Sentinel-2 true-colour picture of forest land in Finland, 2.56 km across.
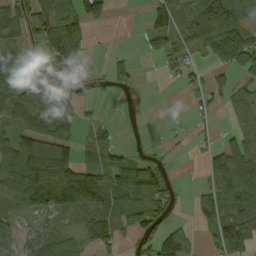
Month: September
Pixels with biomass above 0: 61%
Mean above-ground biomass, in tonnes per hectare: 58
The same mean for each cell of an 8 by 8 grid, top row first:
103 130 103 18 23 80 89 48
84 97 69 2 19 59 63 109
89 118 54 36 2 20 38 37
104 102 13 1 0 1 23 43
66 86 36 34 5 4 21 67
67 138 97 55 91 7 55 122
35 83 81 83 78 15 73 109
18 73 44 64 40 77 29 76
